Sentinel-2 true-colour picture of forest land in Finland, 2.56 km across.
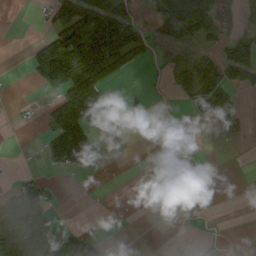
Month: September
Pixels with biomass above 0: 33%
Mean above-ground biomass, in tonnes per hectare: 46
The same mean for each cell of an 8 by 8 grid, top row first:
0 40 142 115 26 120 102 10
0 59 130 190 59 43 26 94
2 93 160 59 7 30 86 70
3 54 161 18 9 3 44 32
0 55 189 0 0 1 0 4
16 16 25 0 0 4 1 0
125 64 0 2 0 1 2 0
148 163 101 9 0 0 1 1
